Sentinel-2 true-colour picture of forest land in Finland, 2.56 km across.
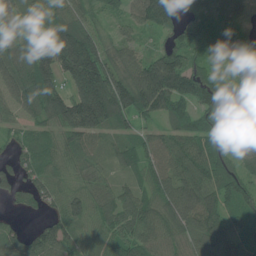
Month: June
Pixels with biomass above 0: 91%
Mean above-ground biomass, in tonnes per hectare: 92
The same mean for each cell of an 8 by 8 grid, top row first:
62 83 97 63 115 87 62 48
78 167 214 85 47 91 71 43
96 114 196 175 177 176 95 44
68 114 190 182 109 85 88 80
42 63 85 49 67 87 90 50
57 71 64 41 59 100 124 93
21 45 77 96 96 111 130 78
82 116 68 93 100 77 114 67
